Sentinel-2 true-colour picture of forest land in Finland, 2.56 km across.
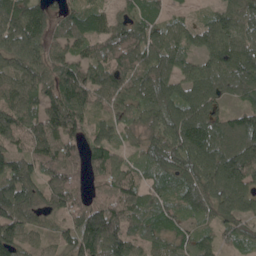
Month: May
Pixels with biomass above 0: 91%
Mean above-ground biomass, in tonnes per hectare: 89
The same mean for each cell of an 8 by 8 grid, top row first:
108 63 82 53 81 28 42 93
108 72 68 124 135 77 77 96
84 80 113 116 94 78 108 102
109 99 101 55 68 97 113 63
68 141 89 83 58 106 127 127
102 87 80 128 57 87 115 151
122 60 92 116 74 73 75 101
89 34 133 128 62 71 50 40
